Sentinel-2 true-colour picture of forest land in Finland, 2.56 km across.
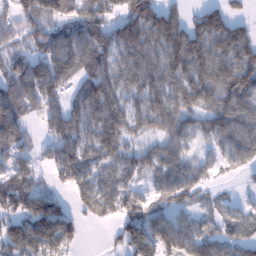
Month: January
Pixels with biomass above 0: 82%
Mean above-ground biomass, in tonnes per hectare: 80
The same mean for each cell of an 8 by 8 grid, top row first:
71 102 102 84 160 74 106 39
72 98 124 102 124 141 121 127
131 134 83 98 99 109 118 127
103 75 80 122 85 97 77 93
78 45 76 103 39 66 36 81
70 25 72 59 54 67 33 18
72 91 40 61 68 57 21 28
83 92 32 16 88 74 66 59
